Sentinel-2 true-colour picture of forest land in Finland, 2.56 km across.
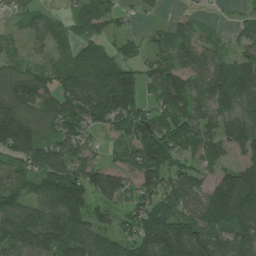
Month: July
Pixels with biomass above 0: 84%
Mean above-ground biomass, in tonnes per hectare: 105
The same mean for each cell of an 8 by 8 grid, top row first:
49 38 81 73 28 33 13 25
21 52 65 64 52 111 73 63
88 86 129 167 94 115 120 124
160 105 125 164 101 116 108 88
187 87 82 31 149 122 89 103
70 127 132 93 127 94 57 130
108 117 170 75 118 127 152 191
146 144 143 92 182 225 167 142
